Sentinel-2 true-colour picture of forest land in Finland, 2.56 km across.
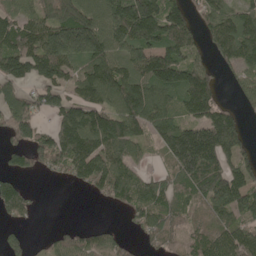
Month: May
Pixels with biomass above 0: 75%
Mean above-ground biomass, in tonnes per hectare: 117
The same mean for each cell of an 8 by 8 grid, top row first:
84 89 155 149 243 129 97 108
159 212 210 134 148 129 57 171
138 136 128 184 154 171 117 64
140 89 148 137 167 86 126 42
80 134 232 162 71 184 230 116
68 29 88 144 54 94 184 108
100 0 0 33 100 96 109 141
45 30 93 58 45 76 115 144
